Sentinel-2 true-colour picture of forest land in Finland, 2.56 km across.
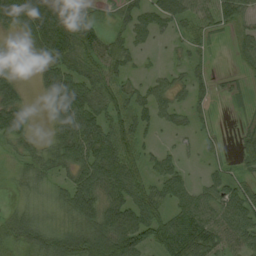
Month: August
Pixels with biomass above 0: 75%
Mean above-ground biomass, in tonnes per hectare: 45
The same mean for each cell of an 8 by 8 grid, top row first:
80 94 35 21 47 58 53 47
10 74 78 43 19 13 19 35
27 45 57 50 22 25 23 12
57 25 77 52 42 34 15 7
32 27 78 68 34 16 18 24
23 35 58 70 42 42 24 23
20 25 61 63 64 47 59 78
53 53 66 96 67 80 79 62
